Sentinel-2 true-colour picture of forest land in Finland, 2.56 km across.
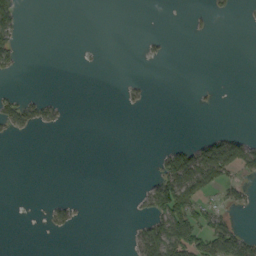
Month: September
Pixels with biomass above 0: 16%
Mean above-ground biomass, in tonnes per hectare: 15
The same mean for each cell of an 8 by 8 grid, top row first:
56 0 0 0 0 0 10 3
36 0 1 0 6 0 0 0
5 0 0 0 5 0 0 0
49 24 0 0 3 0 2 0
1 0 0 0 0 17 47 49
0 0 0 0 3 96 79 32
0 14 9 0 18 98 27 12
0 1 0 0 52 94 62 55
